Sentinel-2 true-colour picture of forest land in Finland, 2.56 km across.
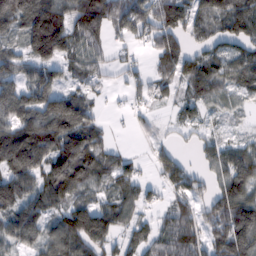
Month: February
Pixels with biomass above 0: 81%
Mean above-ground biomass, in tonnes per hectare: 96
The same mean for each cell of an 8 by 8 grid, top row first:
126 192 130 145 134 108 114 163
51 177 93 46 34 109 82 80
101 102 57 21 43 96 132 90
148 166 141 11 33 34 41 28
193 156 150 45 13 30 51 57
134 126 121 90 42 114 58 130
110 93 85 103 68 87 82 167
97 90 132 72 85 123 91 143
